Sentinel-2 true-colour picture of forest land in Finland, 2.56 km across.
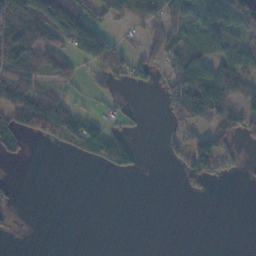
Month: November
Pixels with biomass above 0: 43%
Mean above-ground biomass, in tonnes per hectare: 41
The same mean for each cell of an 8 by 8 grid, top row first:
102 115 84 70 56 56 71 71
91 69 95 54 35 64 92 77
82 31 15 33 28 85 166 93
73 111 42 12 5 46 133 69
29 19 42 76 2 34 82 29
1 0 0 11 4 9 57 8
12 0 0 0 0 0 0 0
2 0 0 0 0 0 0 0
